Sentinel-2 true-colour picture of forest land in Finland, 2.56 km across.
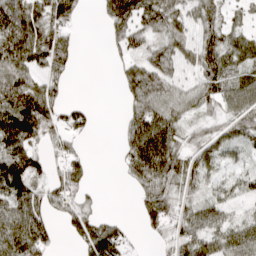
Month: April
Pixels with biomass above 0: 72%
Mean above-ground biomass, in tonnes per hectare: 60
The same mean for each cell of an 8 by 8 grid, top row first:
143 98 24 65 65 69 63 29
138 102 16 24 64 58 73 64
100 53 0 4 85 49 74 62
127 93 38 0 79 60 32 69
108 36 19 3 115 60 57 42
124 48 52 1 72 63 54 31
100 59 53 0 48 47 55 32
116 52 47 81 8 65 67 92
